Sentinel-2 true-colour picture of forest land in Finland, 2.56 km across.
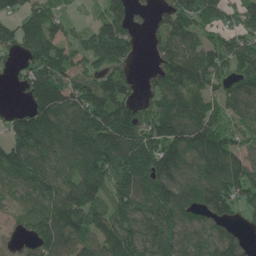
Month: June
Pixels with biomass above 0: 83%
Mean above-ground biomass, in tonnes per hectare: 120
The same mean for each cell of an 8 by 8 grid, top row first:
76 109 19 115 26 124 134 103
80 122 72 130 21 136 115 111
45 153 105 120 37 170 141 112
55 168 158 186 110 158 129 111
130 137 149 169 176 200 194 92
111 125 120 150 164 153 154 148
46 120 171 125 118 161 125 86
35 135 115 152 151 129 122 88
